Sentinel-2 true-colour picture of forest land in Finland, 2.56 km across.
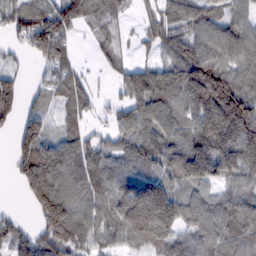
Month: February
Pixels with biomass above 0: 82%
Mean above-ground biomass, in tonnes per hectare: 106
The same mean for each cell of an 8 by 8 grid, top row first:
77 106 93 72 38 94 82 65
30 151 13 65 29 102 115 104
44 40 50 32 163 129 216 94
76 45 57 37 120 97 213 234
77 87 73 57 112 122 230 190
57 143 101 110 148 123 171 125
10 186 111 120 339 162 107 129
75 114 124 77 148 78 88 119
